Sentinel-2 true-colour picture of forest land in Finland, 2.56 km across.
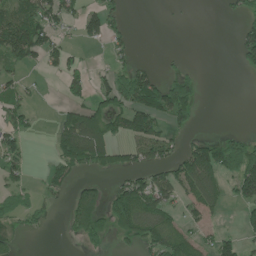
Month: June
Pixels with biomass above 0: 41%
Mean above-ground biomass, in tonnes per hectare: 51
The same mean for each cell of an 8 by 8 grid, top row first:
97 81 46 48 0 2 0 30
112 65 16 22 0 1 0 67
38 7 44 67 102 71 0 2
57 1 78 82 126 106 0 0
44 15 150 92 95 35 82 68
33 28 26 26 61 89 141 105
43 17 122 91 102 42 67 37
21 2 35 32 60 82 31 45
